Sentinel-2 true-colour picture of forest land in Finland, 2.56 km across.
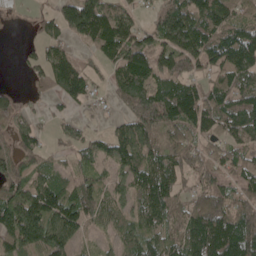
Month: May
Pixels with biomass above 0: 79%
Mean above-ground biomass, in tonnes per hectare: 74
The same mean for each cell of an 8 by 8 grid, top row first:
6 34 160 100 27 119 106 66
5 53 28 94 107 102 96 124
2 64 81 52 122 92 50 84
54 14 12 17 107 118 97 121
66 23 48 79 104 59 44 72
82 66 50 39 87 59 55 56
97 113 92 51 86 76 113 79
90 106 27 29 76 76 168 149
